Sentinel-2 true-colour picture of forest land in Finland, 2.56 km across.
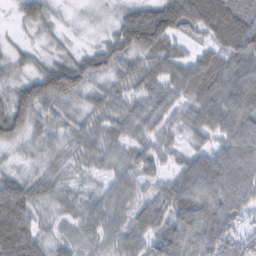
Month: February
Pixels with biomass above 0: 96%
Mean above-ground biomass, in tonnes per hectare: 62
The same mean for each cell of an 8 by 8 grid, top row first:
18 33 8 18 80 115 108 79
19 20 18 61 91 37 54 100
35 98 89 52 63 65 93 86
84 51 47 59 64 54 77 77
48 46 51 57 59 36 43 86
47 44 29 46 54 49 92 85
113 40 53 63 60 79 79 64
138 45 39 57 67 87 83 67
